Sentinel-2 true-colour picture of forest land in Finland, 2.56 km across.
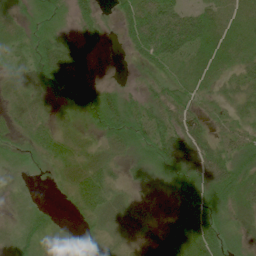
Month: June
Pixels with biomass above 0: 84%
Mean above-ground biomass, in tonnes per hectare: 34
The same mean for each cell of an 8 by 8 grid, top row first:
22 39 31 15 90 77 42 23
23 67 37 5 75 84 46 30
28 55 41 4 15 34 31 34
29 20 26 62 40 41 20 28
14 36 29 33 31 97 48 30
5 4 39 28 20 41 68 46
10 11 23 43 16 13 38 41
33 18 8 19 20 36 70 15
